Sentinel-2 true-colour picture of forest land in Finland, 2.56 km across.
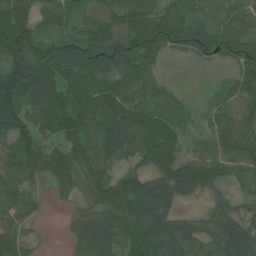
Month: July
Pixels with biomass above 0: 87%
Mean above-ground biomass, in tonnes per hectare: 77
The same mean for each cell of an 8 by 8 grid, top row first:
85 48 47 53 77 62 38 44
130 80 103 102 121 51 69 71
141 100 104 94 77 9 3 65
120 140 131 128 87 61 31 68
99 64 87 114 108 86 55 84
69 72 89 62 69 120 80 56
65 10 42 94 106 52 42 46
65 2 65 96 102 88 70 117
